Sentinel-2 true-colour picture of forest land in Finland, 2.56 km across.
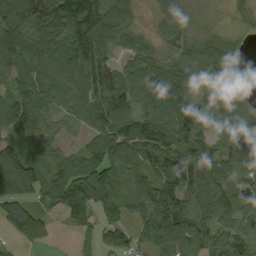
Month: September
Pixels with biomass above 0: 88%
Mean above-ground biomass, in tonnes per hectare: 84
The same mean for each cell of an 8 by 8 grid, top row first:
94 126 156 121 16 49 10 20
117 106 142 67 67 54 88 32
82 83 88 81 97 128 92 44
101 70 51 114 75 121 109 92
72 54 30 107 105 91 83 110
179 74 117 79 95 149 91 68
100 52 119 111 113 130 81 55
42 33 22 39 54 116 69 70
